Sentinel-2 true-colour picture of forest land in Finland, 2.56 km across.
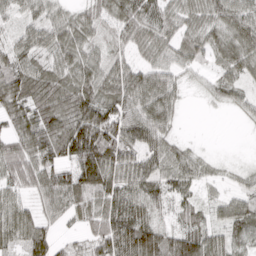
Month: March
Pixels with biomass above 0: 88%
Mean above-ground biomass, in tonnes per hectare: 56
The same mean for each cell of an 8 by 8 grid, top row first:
31 45 48 49 69 56 65 77
48 56 64 37 48 52 60 83
73 64 74 67 65 34 22 48
73 75 90 76 69 42 4 18
63 75 47 104 69 35 3 1
63 63 96 87 59 56 28 19
55 34 43 72 61 30 31 59
48 66 25 103 115 81 84 61
